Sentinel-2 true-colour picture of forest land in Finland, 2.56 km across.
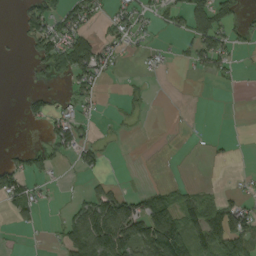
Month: September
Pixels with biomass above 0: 36%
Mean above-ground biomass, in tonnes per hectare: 34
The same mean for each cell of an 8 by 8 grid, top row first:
17 73 71 31 33 33 86 18
3 67 66 36 14 11 78 10
0 18 58 9 5 0 18 6
2 41 21 3 7 0 0 0
1 30 54 2 0 0 3 0
59 24 15 8 1 0 0 4
46 8 59 114 75 72 54 43
1 5 115 147 125 122 90 73
